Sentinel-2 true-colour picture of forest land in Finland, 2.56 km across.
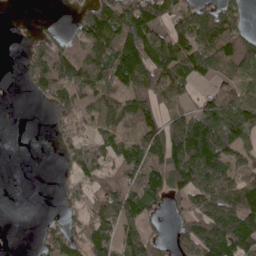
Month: May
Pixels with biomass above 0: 67%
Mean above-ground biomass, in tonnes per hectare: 101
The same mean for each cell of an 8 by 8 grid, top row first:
0 3 59 135 146 107 115 77
0 127 88 133 163 159 135 158
2 186 139 123 133 130 64 92
0 41 98 95 104 83 148 188
0 5 66 83 102 207 237 129
0 0 67 81 124 200 252 107
0 1 55 122 104 45 201 185
0 74 93 97 137 87 218 172
